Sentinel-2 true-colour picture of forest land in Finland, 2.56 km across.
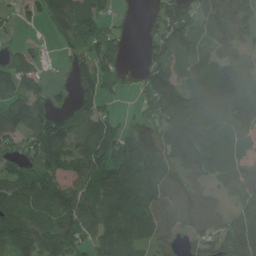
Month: July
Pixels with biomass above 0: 82%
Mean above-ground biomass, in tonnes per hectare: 104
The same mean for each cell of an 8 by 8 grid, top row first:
36 101 144 51 22 120 105 111
32 12 74 85 36 101 67 71
101 39 86 68 80 116 134 119
116 103 87 44 56 184 158 139
86 136 117 129 192 188 155 75
91 130 117 177 129 88 100 114
135 147 162 138 124 125 110 65
152 131 116 115 80 65 82 98
